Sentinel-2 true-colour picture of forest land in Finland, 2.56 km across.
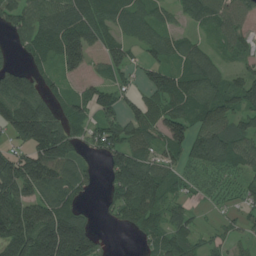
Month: July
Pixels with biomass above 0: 78%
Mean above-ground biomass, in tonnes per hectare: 94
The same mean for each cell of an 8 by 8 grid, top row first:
104 102 125 86 71 38 83 63
35 95 143 73 63 63 39 53
113 42 45 58 58 111 105 65
200 119 68 82 93 98 105 82
82 219 56 128 97 96 122 77
200 161 85 88 146 60 54 53
201 157 59 58 117 48 18 40
211 257 228 8 38 86 33 35
